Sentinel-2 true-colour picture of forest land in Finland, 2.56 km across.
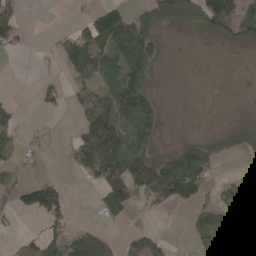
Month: April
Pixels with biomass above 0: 49%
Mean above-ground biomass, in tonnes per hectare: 46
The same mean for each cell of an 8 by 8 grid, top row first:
49 0 16 93 63 70 98 75
18 9 86 82 95 2 4 24
0 10 53 74 75 0 0 1
21 14 41 98 94 1 1 4
42 13 57 122 65 29 75 43
17 10 22 117 132 146 54 19
36 112 1 58 19 31 50 65
16 56 76 34 40 5 64 47
